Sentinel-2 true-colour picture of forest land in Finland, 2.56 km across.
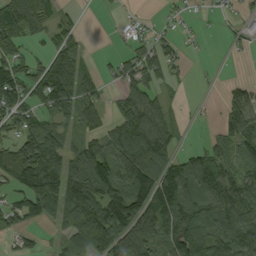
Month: September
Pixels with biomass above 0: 68%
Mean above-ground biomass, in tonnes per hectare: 81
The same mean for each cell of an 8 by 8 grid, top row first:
147 100 17 8 9 11 6 20
59 50 61 3 46 29 3 12
97 126 134 28 81 26 2 20
92 74 86 33 120 23 2 108
96 134 67 99 141 41 40 93
130 199 143 112 162 126 115 86
80 97 181 125 137 136 110 112
29 16 100 143 134 131 122 120
